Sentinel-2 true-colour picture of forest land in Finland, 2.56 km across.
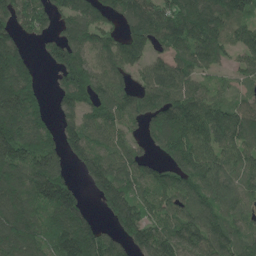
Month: June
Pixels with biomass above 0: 84%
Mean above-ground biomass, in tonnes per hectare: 128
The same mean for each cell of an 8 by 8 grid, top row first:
144 116 121 77 134 146 167 107
132 75 139 107 107 114 151 92
212 18 182 127 80 129 52 54
207 68 118 124 134 163 148 118
206 120 133 103 60 161 142 140
153 235 54 166 102 122 158 104
163 135 97 170 128 113 118 90
190 133 213 102 151 147 139 98
